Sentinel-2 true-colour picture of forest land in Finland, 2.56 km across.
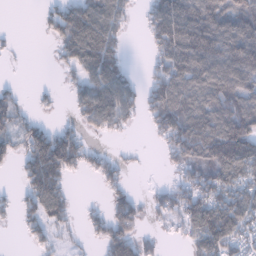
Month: January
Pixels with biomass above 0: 64%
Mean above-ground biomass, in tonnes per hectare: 78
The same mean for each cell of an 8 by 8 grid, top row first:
0 28 112 106 34 154 128 113
9 7 140 98 15 158 146 145
6 1 58 125 28 101 118 125
58 12 64 135 53 131 113 134
48 143 70 7 4 98 151 188
17 143 22 46 2 35 96 121
38 122 14 65 44 85 142 156
3 44 11 97 46 15 146 95
